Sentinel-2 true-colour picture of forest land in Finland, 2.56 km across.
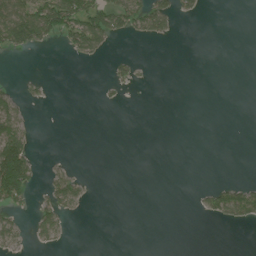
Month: July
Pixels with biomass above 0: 18%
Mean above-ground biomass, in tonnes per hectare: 20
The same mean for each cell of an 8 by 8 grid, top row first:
103 108 98 78 68 32 2 0
50 12 51 13 0 0 0 0
7 5 0 16 3 0 0 0
49 0 0 0 0 0 0 0
128 0 0 0 0 0 0 0
186 17 16 0 0 0 0 0
29 40 16 0 0 0 23 77
26 23 0 0 0 0 0 0
